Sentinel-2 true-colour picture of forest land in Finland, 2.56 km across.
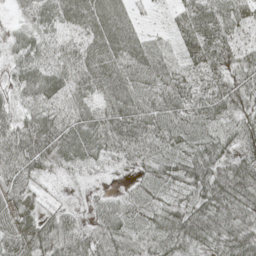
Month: May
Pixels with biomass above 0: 93%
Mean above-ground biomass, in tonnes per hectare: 51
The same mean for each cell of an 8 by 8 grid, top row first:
17 50 70 75 13 38 69 42
37 42 55 76 56 35 80 36
37 71 66 70 55 55 52 49
39 53 46 59 65 54 60 44
71 85 64 54 63 47 49 46
58 25 11 7 30 52 74 76
52 21 14 40 37 49 69 64
55 63 48 52 37 77 53 61
